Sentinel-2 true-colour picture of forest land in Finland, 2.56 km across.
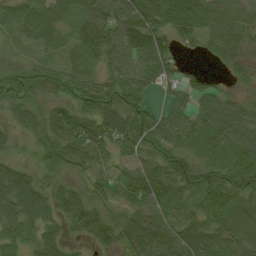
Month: August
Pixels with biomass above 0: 88%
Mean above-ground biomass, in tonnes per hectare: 45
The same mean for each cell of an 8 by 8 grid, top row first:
40 42 43 59 68 57 45 39
13 13 34 58 65 37 27 23
49 37 37 41 52 37 15 11
30 41 43 60 37 39 47 42
13 45 66 49 59 38 39 49
46 25 23 49 76 77 55 69
55 34 51 31 62 46 65 59
28 43 19 47 67 68 74 55
